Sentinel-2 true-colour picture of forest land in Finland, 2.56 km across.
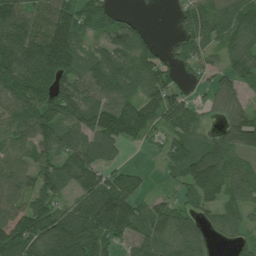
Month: July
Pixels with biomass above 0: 81%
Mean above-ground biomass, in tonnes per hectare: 92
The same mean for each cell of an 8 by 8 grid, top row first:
134 124 104 55 14 37 108 117
151 194 95 105 72 50 62 89
123 122 104 119 107 47 37 58
93 126 141 133 120 98 33 66
70 102 101 101 32 73 76 82
98 116 129 67 23 58 168 67
85 88 94 163 62 72 76 66
140 150 154 83 78 89 54 55
